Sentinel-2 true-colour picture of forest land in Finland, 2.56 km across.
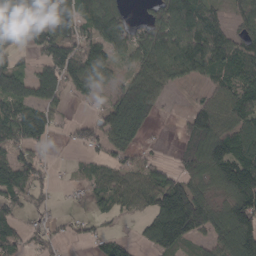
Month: March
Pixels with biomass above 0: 71%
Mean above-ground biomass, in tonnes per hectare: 83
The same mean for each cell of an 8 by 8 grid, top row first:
121 114 115 108 35 160 93 63
58 101 103 80 93 128 148 87
103 128 87 46 99 58 49 105
109 81 3 99 123 5 94 105
95 40 44 83 29 21 136 96
112 35 22 69 72 72 88 192
64 27 14 58 61 187 104 120
70 40 24 53 49 138 66 142
